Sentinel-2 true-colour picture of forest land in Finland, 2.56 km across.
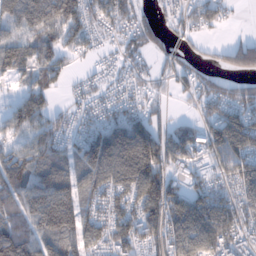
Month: January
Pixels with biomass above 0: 81%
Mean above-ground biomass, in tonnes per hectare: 99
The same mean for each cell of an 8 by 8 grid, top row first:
106 114 94 86 38 101 84 5
119 82 40 33 52 66 16 99
45 56 26 36 40 55 62 59
73 73 45 69 70 14 75 130
61 99 94 191 203 116 152 180
136 115 93 154 193 90 88 139
97 196 111 109 145 156 160 128
132 141 121 127 110 154 148 127
